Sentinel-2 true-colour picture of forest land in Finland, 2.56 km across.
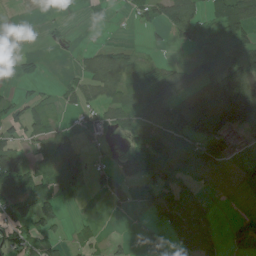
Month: July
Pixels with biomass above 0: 55%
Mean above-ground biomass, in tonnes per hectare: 41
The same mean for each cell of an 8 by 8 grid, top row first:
1 1 2 7 33 85 38 88
33 6 14 29 15 14 12 41
10 5 38 62 33 34 79 125
32 25 34 38 50 88 105 155
39 58 48 7 72 55 87 11
109 37 60 40 60 66 23 34
61 47 4 19 16 57 21 9
56 37 14 8 0 33 45 25
